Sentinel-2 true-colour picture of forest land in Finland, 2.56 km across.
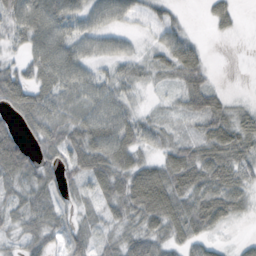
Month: October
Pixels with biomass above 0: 80%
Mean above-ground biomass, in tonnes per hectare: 36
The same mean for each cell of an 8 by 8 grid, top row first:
45 64 41 40 20 16 17 11
18 69 38 10 12 47 7 0
51 45 28 31 24 28 22 0
44 45 45 52 18 17 52 23
54 37 53 70 36 29 43 46
45 27 37 56 67 55 51 42
31 35 20 34 72 60 57 29
19 31 34 26 48 34 26 8
